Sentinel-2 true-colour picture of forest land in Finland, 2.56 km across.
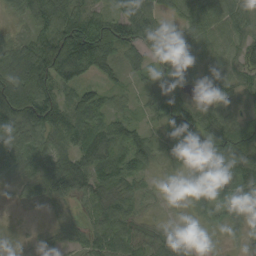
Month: September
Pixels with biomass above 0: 92%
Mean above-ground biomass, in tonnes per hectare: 67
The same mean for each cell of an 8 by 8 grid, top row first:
29 90 89 60 122 41 78 75
78 128 178 98 86 74 63 57
126 143 67 32 37 71 43 49
137 123 84 37 31 127 55 48
80 69 83 78 77 68 73 115
44 94 89 73 53 18 52 79
10 24 22 57 21 11 67 50
17 32 39 76 55 52 13 14
